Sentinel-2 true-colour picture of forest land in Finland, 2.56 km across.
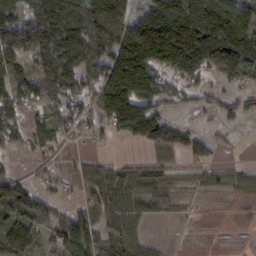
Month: February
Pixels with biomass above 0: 71%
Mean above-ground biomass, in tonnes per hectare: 93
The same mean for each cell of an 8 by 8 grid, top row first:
85 134 130 234 106 226 213 130
116 153 111 144 252 276 288 206
101 112 64 191 209 77 60 90
70 65 68 142 152 32 37 47
38 47 18 14 65 84 47 5
41 25 53 73 72 37 40 37
116 53 54 110 59 21 1 1
158 64 128 85 53 1 1 0
